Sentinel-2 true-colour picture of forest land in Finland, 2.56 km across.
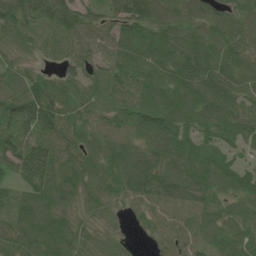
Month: June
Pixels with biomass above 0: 95%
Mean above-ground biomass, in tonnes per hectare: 84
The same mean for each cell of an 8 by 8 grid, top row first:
116 104 80 70 116 88 86 69
61 56 68 84 113 126 107 80
70 56 60 97 98 128 124 90
130 127 66 69 100 116 111 92
99 101 71 79 71 95 68 54
78 112 89 87 114 95 87 81
83 92 57 46 52 65 60 53
91 110 69 45 15 57 54 66
